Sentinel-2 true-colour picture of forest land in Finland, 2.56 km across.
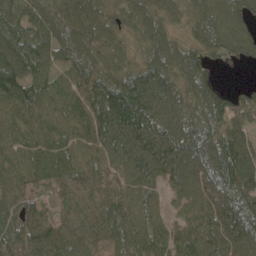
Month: May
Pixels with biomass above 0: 94%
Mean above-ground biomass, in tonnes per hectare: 98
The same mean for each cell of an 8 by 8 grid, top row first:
75 80 121 69 78 48 87 84
118 100 106 70 58 76 66 84
148 100 119 84 120 89 60 9
115 119 99 148 126 100 100 117
100 108 98 118 144 129 105 92
88 118 76 87 119 114 131 136
84 56 65 87 92 57 133 120
99 108 87 68 99 102 136 133
